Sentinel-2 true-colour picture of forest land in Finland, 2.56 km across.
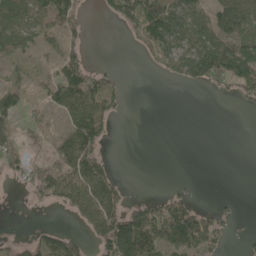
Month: May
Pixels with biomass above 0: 47%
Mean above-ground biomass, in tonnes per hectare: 51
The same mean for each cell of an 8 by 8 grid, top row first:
92 95 40 37 96 77 69 118
62 29 36 0 33 69 106 96
37 51 115 44 0 24 76 90
76 46 117 51 0 0 0 2
60 40 112 6 0 0 0 0
29 88 113 39 0 3 0 0
0 20 63 77 76 96 19 7
15 65 38 158 137 116 103 9
